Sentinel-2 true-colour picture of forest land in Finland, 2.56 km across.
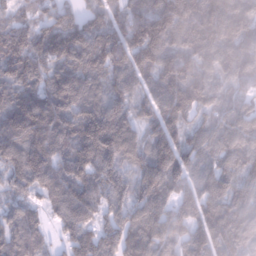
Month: January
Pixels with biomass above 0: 96%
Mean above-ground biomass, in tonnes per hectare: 133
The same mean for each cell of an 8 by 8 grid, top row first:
84 99 95 98 163 179 194 161
185 154 167 174 172 114 173 141
142 127 140 125 84 137 116 97
203 200 136 175 75 123 78 105
173 185 153 198 107 121 114 132
119 144 145 133 132 123 133 112
84 68 143 105 151 98 144 121
126 46 107 121 175 106 147 108
